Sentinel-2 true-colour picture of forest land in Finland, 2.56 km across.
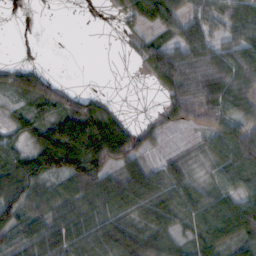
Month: October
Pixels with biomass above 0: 72%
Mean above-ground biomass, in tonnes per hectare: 52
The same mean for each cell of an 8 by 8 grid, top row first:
0 0 0 9 61 53 55 62
0 0 0 0 42 62 64 70
37 35 0 0 8 83 87 95
15 38 71 27 2 57 73 56
39 78 99 120 34 4 32 113
102 72 94 56 60 46 30 77
91 57 54 58 56 59 69 85
56 89 80 88 71 48 70 74
